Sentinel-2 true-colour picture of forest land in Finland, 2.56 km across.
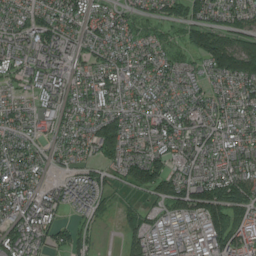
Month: July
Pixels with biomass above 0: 87%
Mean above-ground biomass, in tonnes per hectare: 75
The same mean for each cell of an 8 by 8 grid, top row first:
56 84 84 76 51 71 90 71
89 109 61 76 57 42 187 143
44 87 49 85 59 58 53 123
58 51 63 68 63 78 64 60
76 48 71 137 70 73 60 60
102 32 57 37 136 85 83 89
82 77 59 24 38 96 153 85
114 69 59 1 89 46 84 87
